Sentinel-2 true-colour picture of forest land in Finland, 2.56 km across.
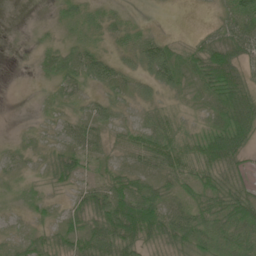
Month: June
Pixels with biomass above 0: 79%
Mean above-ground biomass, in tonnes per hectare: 30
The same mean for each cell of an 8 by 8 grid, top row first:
0 3 26 17 3 0 3 55
1 17 31 16 47 20 41 43
0 16 38 43 28 34 48 39
0 11 17 32 14 17 21 69
10 16 36 17 43 40 60 50
11 15 21 28 29 34 35 20
9 17 32 66 73 36 40 55
14 23 56 73 45 46 44 47
